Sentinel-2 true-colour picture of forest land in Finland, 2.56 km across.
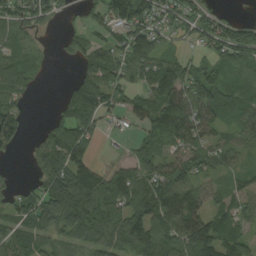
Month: August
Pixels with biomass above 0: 77%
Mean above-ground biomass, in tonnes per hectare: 76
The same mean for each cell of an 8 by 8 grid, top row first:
79 64 28 88 84 79 71 24
73 10 58 71 122 30 64 129
86 8 58 80 75 120 80 73
70 14 131 60 91 109 87 74
51 97 103 3 67 80 64 48
11 97 114 56 99 108 38 38
77 127 137 86 116 138 68 56
86 56 56 60 102 116 128 61
